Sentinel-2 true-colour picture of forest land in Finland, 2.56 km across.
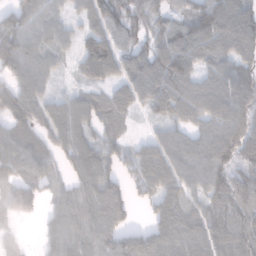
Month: January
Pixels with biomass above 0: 88%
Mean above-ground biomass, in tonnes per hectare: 69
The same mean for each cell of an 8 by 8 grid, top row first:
71 62 43 79 50 45 95 107
85 64 49 73 51 85 88 87
64 48 34 56 74 96 53 64
70 69 82 72 29 68 75 71
85 61 84 57 40 78 76 80
67 65 72 57 86 83 87 66
71 29 82 96 23 88 69 73
28 46 77 82 89 99 92 91
